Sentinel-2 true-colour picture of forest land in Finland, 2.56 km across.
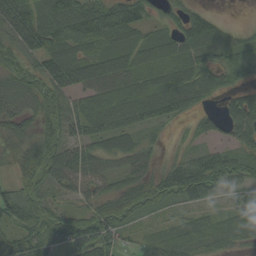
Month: September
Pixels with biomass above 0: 86%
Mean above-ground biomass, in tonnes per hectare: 60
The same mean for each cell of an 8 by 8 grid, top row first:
100 90 114 108 44 35 46 0
57 84 61 72 79 74 78 35
55 67 63 78 78 85 63 20
58 48 67 82 72 60 26 66
53 62 61 51 34 9 28 43
46 66 63 42 51 73 96 59
80 50 41 82 61 36 37 44
75 80 76 42 40 79 71 44
